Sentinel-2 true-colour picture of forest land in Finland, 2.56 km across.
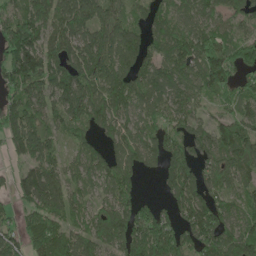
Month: May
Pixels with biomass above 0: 84%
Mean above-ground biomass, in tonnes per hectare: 105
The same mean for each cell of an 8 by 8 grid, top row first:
91 104 124 90 55 88 81 76
176 99 118 152 104 136 139 110
136 110 135 152 119 111 137 90
107 92 119 141 109 101 48 90
93 78 78 77 107 89 104 164
49 108 85 116 42 95 86 99
47 106 72 101 70 79 142 89
74 151 95 111 169 132 145 138
